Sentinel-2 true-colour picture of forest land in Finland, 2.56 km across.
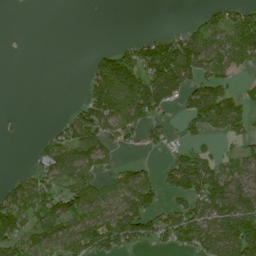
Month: July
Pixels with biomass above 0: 54%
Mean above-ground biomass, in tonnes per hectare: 58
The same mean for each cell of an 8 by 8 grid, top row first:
0 0 0 0 0 0 32 55
0 0 0 30 64 122 90 98
0 0 7 168 113 114 85 19
1 0 51 105 102 24 123 67
2 38 81 40 31 30 25 31
18 69 87 35 51 103 102 59
106 99 83 63 97 51 91 126
95 88 98 104 71 58 77 138
